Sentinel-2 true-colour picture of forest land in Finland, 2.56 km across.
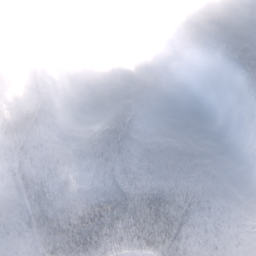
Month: February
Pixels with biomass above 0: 45%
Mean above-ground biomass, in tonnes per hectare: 11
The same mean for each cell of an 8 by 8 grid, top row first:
0 0 0 0 0 0 0 0
0 0 0 0 0 0 1 8
0 1 0 0 0 0 0 3
10 5 0 2 1 0 0 0
11 9 4 15 6 2 0 0
18 16 7 19 16 11 5 0
22 39 41 62 51 35 16 2
10 37 56 41 38 36 21 8
